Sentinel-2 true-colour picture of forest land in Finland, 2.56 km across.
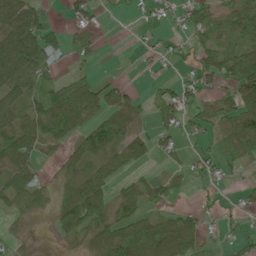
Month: June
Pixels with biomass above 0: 61%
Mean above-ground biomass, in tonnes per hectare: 44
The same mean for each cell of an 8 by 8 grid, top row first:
86 29 30 2 8 17 64 85
109 69 36 0 9 13 56 66
71 35 38 13 4 23 42 97
60 73 92 58 24 55 37 79
88 41 56 76 57 27 20 67
75 11 53 47 20 30 16 11
34 26 111 64 41 24 12 16
10 2 30 71 88 92 24 22
